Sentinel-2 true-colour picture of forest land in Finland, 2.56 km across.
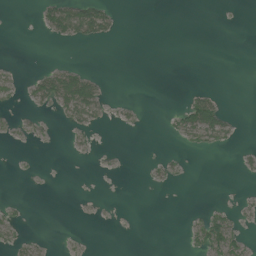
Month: July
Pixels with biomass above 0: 15%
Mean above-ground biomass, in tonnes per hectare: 7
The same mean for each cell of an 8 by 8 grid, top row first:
0 31 60 20 0 0 0 0
0 1 5 0 0 0 0 0
6 31 47 1 0 0 0 0
3 8 37 6 3 13 51 1
2 3 4 0 0 4 21 4
2 0 0 0 2 6 0 2
6 0 0 1 0 0 6 5
7 2 2 0 0 0 37 19
